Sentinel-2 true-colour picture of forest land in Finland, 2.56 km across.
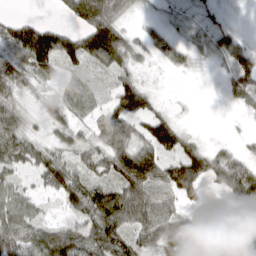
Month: March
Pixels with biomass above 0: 79%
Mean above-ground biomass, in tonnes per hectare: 59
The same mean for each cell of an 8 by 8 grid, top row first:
22 3 72 83 14 23 32 2
74 137 111 130 36 48 37 62
59 44 37 38 22 2 2 85
43 30 36 74 81 14 0 13
65 34 36 70 64 75 20 17
37 63 53 66 117 107 83 106
76 17 63 113 96 54 92 113
78 83 75 94 59 82 92 89
